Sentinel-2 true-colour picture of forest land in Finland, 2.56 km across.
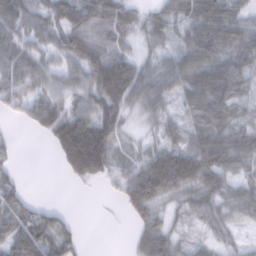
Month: February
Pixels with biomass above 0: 80%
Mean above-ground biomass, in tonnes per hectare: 63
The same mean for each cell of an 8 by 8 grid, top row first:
72 62 92 86 39 56 91 50
63 51 110 71 29 46 96 77
72 56 63 169 73 69 94 79
38 80 73 95 46 34 89 46
14 19 151 92 31 65 97 80
29 0 44 50 101 123 98 51
79 28 0 3 96 37 63 60
73 77 30 0 62 45 23 21
